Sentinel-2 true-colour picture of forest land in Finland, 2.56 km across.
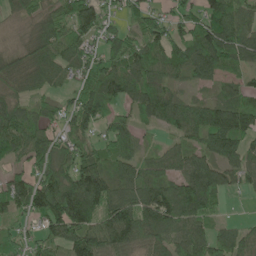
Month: June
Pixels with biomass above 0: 85%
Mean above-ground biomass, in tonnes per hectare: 83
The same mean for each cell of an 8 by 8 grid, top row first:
36 72 112 49 84 64 92 89
29 92 92 76 98 96 144 124
54 66 66 101 92 44 57 44
86 55 108 42 71 99 98 131
82 92 71 80 29 39 89 92
65 100 120 78 74 71 123 66
80 148 161 98 113 113 83 2
61 70 133 101 69 71 89 70
